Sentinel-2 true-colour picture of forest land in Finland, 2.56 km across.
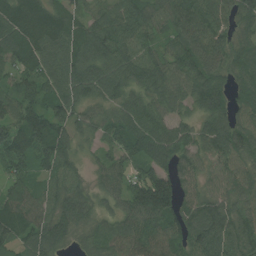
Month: July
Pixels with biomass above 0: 95%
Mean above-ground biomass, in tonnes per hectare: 81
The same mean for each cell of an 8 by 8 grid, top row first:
120 107 45 78 76 83 93 69
100 108 92 91 65 58 101 75
57 85 109 97 85 85 104 65
84 77 65 57 86 55 93 64
104 118 48 53 81 92 87 93
70 56 46 68 82 81 61 79
103 77 86 48 119 90 92 64
71 97 34 76 111 76 126 91
